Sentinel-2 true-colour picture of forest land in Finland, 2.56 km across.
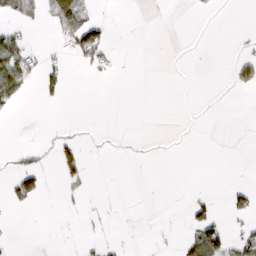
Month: March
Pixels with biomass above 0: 13%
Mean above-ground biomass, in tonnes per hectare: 12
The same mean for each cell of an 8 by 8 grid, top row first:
19 20 42 2 0 0 1 0
51 3 58 15 0 0 0 3
72 36 1 4 0 0 0 51
7 0 0 0 0 0 0 0
1 3 28 2 1 0 0 0
43 16 35 0 0 0 0 0
11 0 7 2 0 1 29 32
1 0 7 4 1 6 90 33
